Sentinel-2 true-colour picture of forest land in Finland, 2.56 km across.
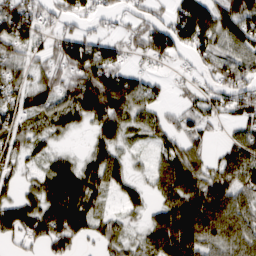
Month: March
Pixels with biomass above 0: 76%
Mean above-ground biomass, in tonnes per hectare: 52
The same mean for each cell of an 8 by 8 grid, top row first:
82 37 43 25 44 61 76 83
46 43 79 42 65 66 60 60
42 43 76 82 37 15 32 70
54 60 65 87 44 27 46 54
43 27 3 52 16 43 26 47
28 57 69 52 15 89 52 54
65 74 77 13 28 76 79 57
36 81 48 44 37 101 58 60
